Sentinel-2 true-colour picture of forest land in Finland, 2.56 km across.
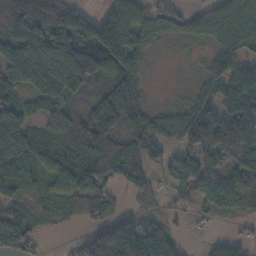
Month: November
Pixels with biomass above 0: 80%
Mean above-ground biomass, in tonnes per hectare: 92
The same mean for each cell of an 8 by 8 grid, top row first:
185 120 102 155 94 59 50 76
135 141 140 204 83 12 38 75
93 159 161 126 46 5 64 121
77 70 65 166 79 47 90 117
85 90 105 119 87 56 208 179
95 62 119 100 86 91 151 158
46 28 44 42 25 25 66 99
81 7 28 199 154 45 33 50
